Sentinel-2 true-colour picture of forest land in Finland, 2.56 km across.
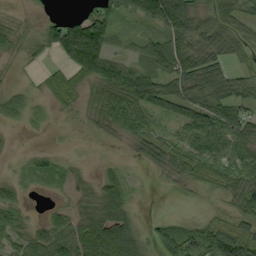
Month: September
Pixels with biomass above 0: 75%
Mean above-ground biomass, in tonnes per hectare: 49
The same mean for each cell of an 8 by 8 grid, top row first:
9 15 48 70 66 120 51 62
22 51 164 51 48 96 67 46
8 32 48 86 91 85 72 52
42 9 19 38 59 53 78 60
2 3 4 10 25 49 68 76
13 30 20 34 4 29 48 56
42 13 41 85 3 2 17 44
48 63 84 104 39 77 82 88
